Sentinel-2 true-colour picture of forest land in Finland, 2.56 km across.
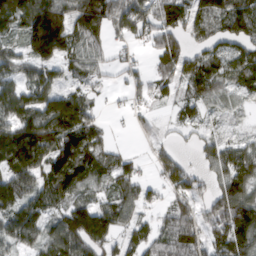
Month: March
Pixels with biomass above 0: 81%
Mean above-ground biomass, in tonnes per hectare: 96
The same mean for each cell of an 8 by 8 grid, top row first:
126 192 130 145 134 108 114 163
51 177 93 46 34 109 82 80
101 102 57 21 43 96 132 90
148 166 141 11 33 34 41 28
193 156 150 45 13 30 51 57
134 126 121 90 42 114 58 130
110 93 85 103 68 87 82 167
97 90 132 72 85 123 91 143
